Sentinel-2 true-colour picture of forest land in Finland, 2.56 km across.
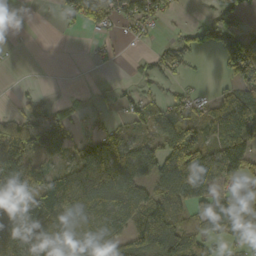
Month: October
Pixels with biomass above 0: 65%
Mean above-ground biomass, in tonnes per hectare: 74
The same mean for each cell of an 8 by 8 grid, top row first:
0 2 81 64 85 13 32 57
2 0 0 15 11 74 55 124
3 0 0 4 36 28 4 102
42 74 22 17 67 68 49 123
116 134 65 102 53 134 75 101
178 89 80 117 82 164 130 77
150 132 87 113 140 98 90 114
113 127 127 120 175 130 53 39
